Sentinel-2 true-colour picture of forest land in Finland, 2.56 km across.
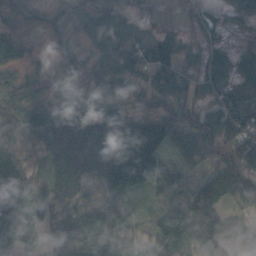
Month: October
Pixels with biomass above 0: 90%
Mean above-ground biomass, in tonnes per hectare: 58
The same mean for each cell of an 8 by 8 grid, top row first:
30 32 40 41 16 17 27 39
47 31 43 56 73 72 42 21
62 57 49 66 44 84 70 52
48 52 78 70 37 63 54 78
31 62 114 129 133 60 73 79
62 34 68 111 121 70 63 57
42 38 54 72 20 69 89 45
27 27 76 57 41 86 86 36
